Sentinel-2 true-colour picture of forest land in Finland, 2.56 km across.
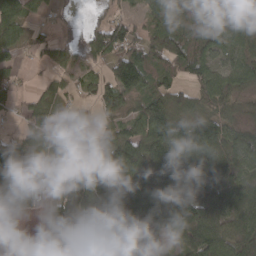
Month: March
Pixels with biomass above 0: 80%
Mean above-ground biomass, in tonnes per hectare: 75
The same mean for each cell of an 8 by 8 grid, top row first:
68 16 2 39 48 60 64 44
51 38 34 121 68 82 67 53
24 22 31 62 78 44 60 73
27 66 59 57 96 108 70 40
86 110 121 136 137 149 136 75
116 73 164 105 84 116 96 76
39 44 86 124 107 65 77 77
0 37 95 148 71 50 134 88
